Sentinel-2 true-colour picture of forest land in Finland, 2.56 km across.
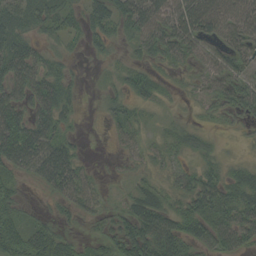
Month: September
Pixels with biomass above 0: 75%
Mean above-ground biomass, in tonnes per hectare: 40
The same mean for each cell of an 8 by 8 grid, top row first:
54 52 35 58 71 60 93 60
71 25 12 19 33 52 34 45
73 60 10 18 39 11 28 35
61 59 13 30 15 7 17 34
95 60 13 7 20 26 15 7
35 61 37 6 20 25 37 35
35 10 32 20 57 36 63 59
64 77 20 46 79 66 43 41
